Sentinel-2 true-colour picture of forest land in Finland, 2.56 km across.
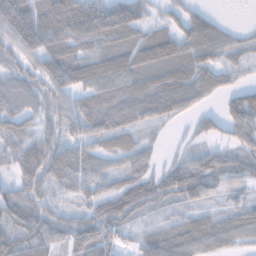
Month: November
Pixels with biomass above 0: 86%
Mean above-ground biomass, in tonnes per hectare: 60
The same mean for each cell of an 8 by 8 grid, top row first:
100 90 114 108 44 35 46 0
57 84 61 72 79 74 78 35
55 67 63 78 78 85 63 20
58 48 67 82 72 60 26 66
53 62 61 51 34 9 28 43
46 66 63 42 51 73 96 59
80 50 41 82 61 36 37 44
75 80 76 42 40 79 71 44
